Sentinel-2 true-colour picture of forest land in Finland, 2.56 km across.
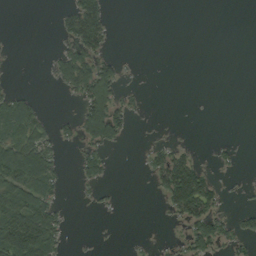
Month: August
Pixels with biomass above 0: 32%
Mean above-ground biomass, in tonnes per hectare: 37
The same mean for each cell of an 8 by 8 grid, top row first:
0 0 123 25 0 0 0 0
5 4 93 20 0 0 0 0
5 11 105 88 2 0 0 0
84 14 47 108 14 0 0 0
121 60 43 54 6 23 3 8
122 77 32 14 11 164 53 6
134 85 3 10 0 79 96 13
150 118 1 1 3 15 92 49
